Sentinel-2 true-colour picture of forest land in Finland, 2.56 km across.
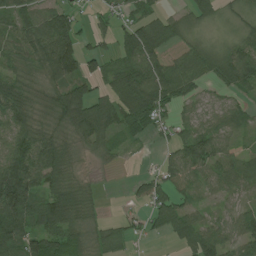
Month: July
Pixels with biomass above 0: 80%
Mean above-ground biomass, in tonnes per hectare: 63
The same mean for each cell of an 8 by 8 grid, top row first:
69 69 30 42 53 34 50 36
58 100 68 38 131 38 48 66
59 62 90 63 134 93 44 87
87 48 95 90 103 38 48 42
77 77 41 40 14 53 72 28
149 84 34 3 32 70 55 83
130 85 63 2 42 76 21 46
96 90 55 57 25 45 87 75
